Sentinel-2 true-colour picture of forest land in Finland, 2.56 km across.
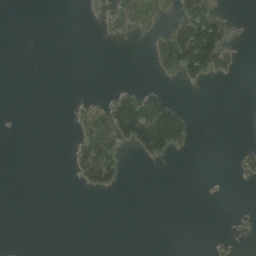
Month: August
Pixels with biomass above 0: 16%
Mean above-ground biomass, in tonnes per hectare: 17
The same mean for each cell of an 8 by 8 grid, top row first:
0 0 0 17 44 21 58 2
0 0 0 0 2 90 153 10
0 0 0 0 1 16 24 5
0 0 16 75 107 65 0 0
0 0 39 80 94 68 0 4
0 0 41 64 0 0 0 10
0 0 0 0 0 0 0 1
0 0 0 0 0 0 1 7
